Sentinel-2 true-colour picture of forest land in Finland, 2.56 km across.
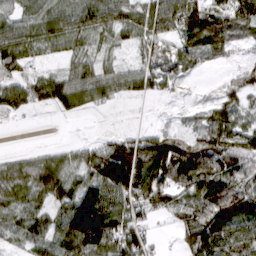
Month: March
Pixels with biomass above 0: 84%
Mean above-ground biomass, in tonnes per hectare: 70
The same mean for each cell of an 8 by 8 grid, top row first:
39 54 76 46 44 72 107 100
67 32 47 29 41 61 95 33
42 56 66 43 40 45 7 67
27 18 32 8 4 9 52 67
0 7 19 60 96 112 117 89
85 119 64 131 123 152 127 96
71 68 150 101 98 81 125 121
39 80 156 135 87 28 142 81
